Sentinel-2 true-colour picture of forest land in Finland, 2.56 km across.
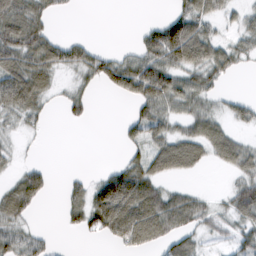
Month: February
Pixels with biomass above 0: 58%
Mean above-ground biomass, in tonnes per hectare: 41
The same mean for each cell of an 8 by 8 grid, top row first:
78 36 1 0 1 49 52 26
80 70 45 9 53 118 68 37
84 43 24 61 112 61 43 3
52 15 25 0 45 42 41 30
10 1 0 1 57 70 66 42
26 25 12 56 69 28 2 39
61 2 48 114 91 73 25 62
57 18 6 30 59 44 16 42
